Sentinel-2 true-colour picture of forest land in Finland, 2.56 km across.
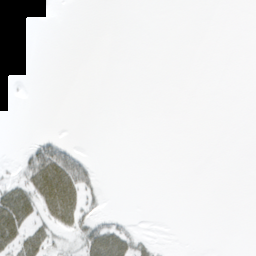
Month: March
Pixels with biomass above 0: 13%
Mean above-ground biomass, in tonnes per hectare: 8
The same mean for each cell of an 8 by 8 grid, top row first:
0 1 0 0 0 0 0 0
0 0 0 0 0 0 0 0
0 0 0 0 0 0 0 0
0 0 0 0 0 0 0 0
1 30 4 0 0 0 0 0
15 71 62 0 0 0 0 0
68 42 44 1 0 0 0 0
44 28 26 60 13 0 0 0
